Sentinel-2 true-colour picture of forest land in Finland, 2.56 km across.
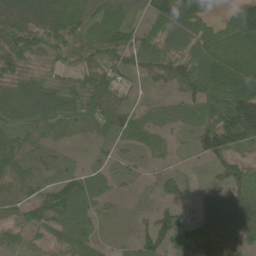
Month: June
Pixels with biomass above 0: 88%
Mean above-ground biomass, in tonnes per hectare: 61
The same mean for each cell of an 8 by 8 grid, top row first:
81 75 70 74 41 116 56 94
87 67 60 84 62 59 80 73
67 52 66 73 30 63 104 94
72 85 80 73 34 45 78 153
60 35 6 27 20 15 97 80
65 29 53 29 16 39 22 66
66 88 69 14 11 52 80 104
34 26 48 11 67 60 71 66
